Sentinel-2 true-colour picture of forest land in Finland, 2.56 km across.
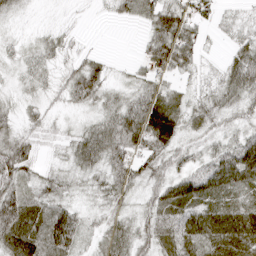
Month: April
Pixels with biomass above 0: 88%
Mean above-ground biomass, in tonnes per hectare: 41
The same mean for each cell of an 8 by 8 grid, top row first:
13 4 3 13 38 64 29 18
14 27 14 1 24 75 8 41
14 20 63 21 41 26 19 61
21 20 16 46 83 54 45 28
52 11 51 73 72 40 21 47
64 28 26 46 39 44 62 68
76 58 25 26 28 67 61 61
75 83 33 50 40 74 69 76
